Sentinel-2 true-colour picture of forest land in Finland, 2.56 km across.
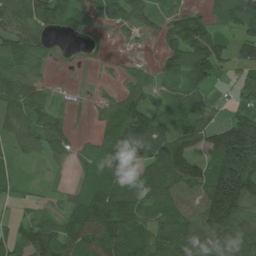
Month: July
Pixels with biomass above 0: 79%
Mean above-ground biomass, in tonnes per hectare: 75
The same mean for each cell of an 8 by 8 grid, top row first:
97 97 59 58 62 51 55 113
81 34 10 8 4 92 126 57
97 33 1 6 31 64 77 51
98 72 4 54 98 53 56 59
51 74 18 80 137 101 80 229
34 10 24 87 81 124 105 246
20 20 85 122 88 86 148 134
71 101 93 129 92 99 86 99
